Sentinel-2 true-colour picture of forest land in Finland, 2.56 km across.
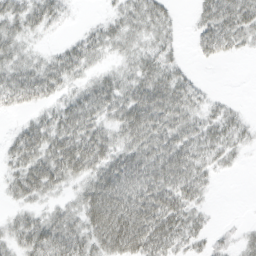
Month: March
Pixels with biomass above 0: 76%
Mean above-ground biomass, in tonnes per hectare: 33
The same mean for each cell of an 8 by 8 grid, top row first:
36 33 2 16 38 9 37 49
29 7 29 23 24 13 30 22
40 40 21 26 45 31 2 0
15 21 44 39 61 43 19 11
32 48 58 41 52 45 35 20
32 54 39 56 52 49 23 2
18 20 41 72 67 54 11 0
33 57 43 62 67 39 18 14
